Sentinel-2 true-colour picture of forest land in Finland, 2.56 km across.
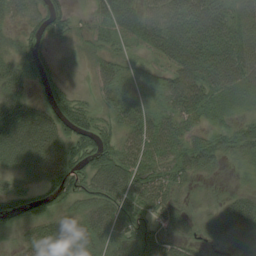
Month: August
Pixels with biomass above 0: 84%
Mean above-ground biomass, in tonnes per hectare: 42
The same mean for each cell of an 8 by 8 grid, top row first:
27 52 10 52 52 71 82 32
22 23 13 25 28 73 86 63
34 36 4 36 19 49 77 56
55 57 41 27 41 39 36 17
77 91 67 40 53 48 43 45
25 66 40 66 56 40 12 7
43 32 23 55 53 31 15 44
10 40 33 38 53 35 20 37
